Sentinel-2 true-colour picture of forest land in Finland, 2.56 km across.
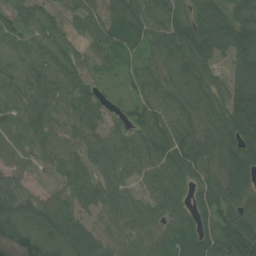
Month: July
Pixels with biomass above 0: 93%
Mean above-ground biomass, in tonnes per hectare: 71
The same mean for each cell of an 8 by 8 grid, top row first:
67 59 62 55 80 72 90 101
71 79 41 68 58 87 100 104
79 89 56 17 64 72 65 85
73 76 77 29 61 70 75 123
61 60 60 66 76 96 85 99
54 20 66 63 60 66 69 98
77 69 51 64 59 54 73 90
45 77 98 48 58 64 78 128
